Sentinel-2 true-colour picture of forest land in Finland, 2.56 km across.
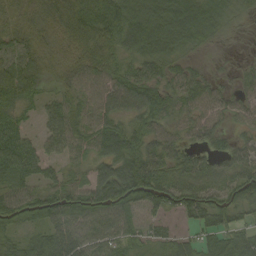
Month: September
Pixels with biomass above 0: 90%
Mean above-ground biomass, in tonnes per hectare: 61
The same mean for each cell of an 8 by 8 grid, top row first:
36 58 73 97 89 94 66 26
57 46 60 69 83 62 25 5
79 42 55 72 75 49 35 24
51 40 58 67 86 55 52 41
89 46 49 81 75 52 39 39
84 41 31 93 104 63 58 83
72 83 83 85 51 50 72 59
54 85 76 58 41 38 50 69
